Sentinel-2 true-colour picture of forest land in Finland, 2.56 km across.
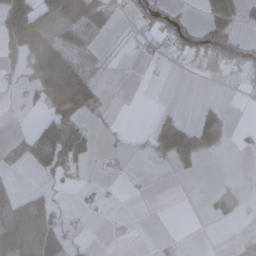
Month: November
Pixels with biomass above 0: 36%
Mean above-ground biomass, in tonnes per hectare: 36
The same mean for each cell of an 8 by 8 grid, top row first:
127 41 114 43 32 38 27 24
92 112 67 1 12 26 64 46
16 131 136 0 1 0 10 15
2 66 97 7 0 17 40 1
28 89 58 4 14 107 60 6
8 27 15 8 2 8 0 1
65 48 13 2 0 0 8 9
150 112 20 1 0 5 0 14
